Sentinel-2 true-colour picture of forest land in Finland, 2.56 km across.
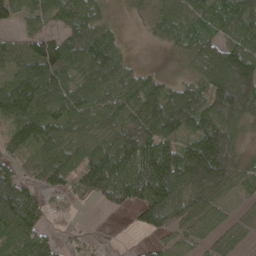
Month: April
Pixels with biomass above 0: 83%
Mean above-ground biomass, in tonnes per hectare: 87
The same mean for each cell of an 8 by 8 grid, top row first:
65 74 113 31 30 82 85 117
78 117 114 91 5 40 88 115
106 136 85 100 58 40 102 190
133 118 85 85 111 144 112 122
64 93 65 91 132 91 179 58
69 70 74 112 127 160 202 88
145 41 8 31 105 137 91 39
91 53 21 2 13 54 58 45
